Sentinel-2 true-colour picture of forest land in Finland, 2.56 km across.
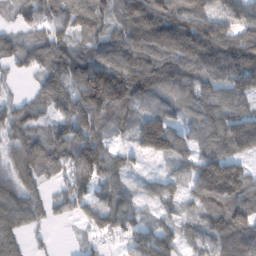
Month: February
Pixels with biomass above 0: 85%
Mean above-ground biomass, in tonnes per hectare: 88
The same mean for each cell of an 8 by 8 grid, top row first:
43 89 100 90 148 115 81 78
73 113 81 110 123 117 120 112
19 99 145 177 153 109 80 120
65 67 139 104 89 71 85 86
68 95 138 50 105 94 71 120
72 51 110 72 29 45 118 100
98 53 59 96 36 42 88 118
61 17 17 39 91 65 84 107
